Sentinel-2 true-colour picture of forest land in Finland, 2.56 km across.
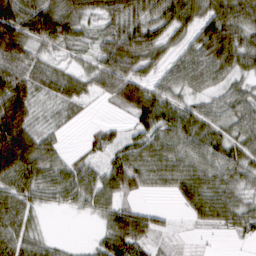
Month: March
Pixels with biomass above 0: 83%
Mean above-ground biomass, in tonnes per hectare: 51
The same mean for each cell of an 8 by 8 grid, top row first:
101 100 61 61 55 69 65 74
89 47 29 66 83 35 89 67
82 35 38 71 52 51 57 35
95 14 12 9 79 55 44 56
107 39 7 36 53 59 58 49
86 62 56 58 52 54 55 47
43 24 28 51 25 11 61 50
49 23 4 63 46 9 5 21
